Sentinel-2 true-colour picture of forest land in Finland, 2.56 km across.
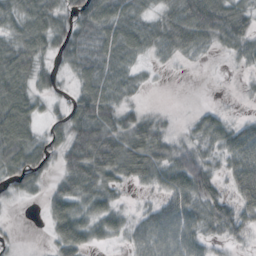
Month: October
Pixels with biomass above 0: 79%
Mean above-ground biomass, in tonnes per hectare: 46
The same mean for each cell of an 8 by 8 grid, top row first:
55 71 67 75 36 52 80 57
63 47 60 66 44 43 21 37
82 28 44 57 12 1 1 6
92 17 68 56 19 3 20 4
92 41 78 70 72 24 32 68
56 27 72 43 42 67 51 76
4 35 49 42 17 67 58 57
6 18 64 21 51 73 33 24
